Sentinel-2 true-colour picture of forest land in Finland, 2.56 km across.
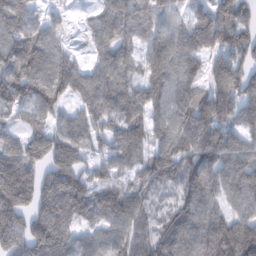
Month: February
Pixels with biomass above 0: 90%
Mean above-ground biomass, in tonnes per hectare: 112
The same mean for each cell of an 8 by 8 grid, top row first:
130 38 16 118 101 57 110 105
102 87 14 114 86 126 116 105
139 125 103 140 97 114 99 130
70 69 69 119 103 113 141 97
104 142 107 96 104 151 166 98
197 122 94 88 96 130 133 129
173 159 130 140 108 103 104 71
150 159 94 115 108 144 135 152
